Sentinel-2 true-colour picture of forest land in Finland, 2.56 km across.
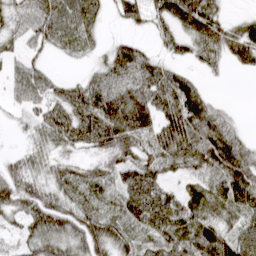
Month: March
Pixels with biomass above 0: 79%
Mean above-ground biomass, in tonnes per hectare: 50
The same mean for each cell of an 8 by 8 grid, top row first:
39 63 87 22 50 80 66 14
21 33 32 30 27 43 61 80
39 38 25 55 66 57 11 1
21 51 68 94 93 86 53 4
5 36 45 75 39 83 79 43
51 34 39 46 68 18 48 72
42 67 50 32 109 78 59 69
15 58 51 61 31 63 57 77
